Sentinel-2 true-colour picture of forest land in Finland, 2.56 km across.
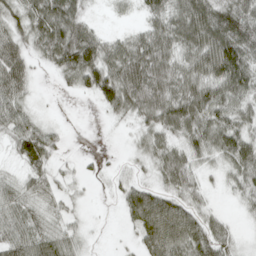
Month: April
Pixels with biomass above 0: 82%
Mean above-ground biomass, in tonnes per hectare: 54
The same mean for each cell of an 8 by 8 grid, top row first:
54 92 56 9 34 65 90 82
45 70 120 52 79 61 94 101
57 5 61 91 100 76 80 84
60 4 0 36 65 85 68 50
55 55 0 1 34 42 64 83
29 53 17 14 18 69 17 51
69 47 13 3 107 76 28 15
81 75 36 3 61 103 73 18
